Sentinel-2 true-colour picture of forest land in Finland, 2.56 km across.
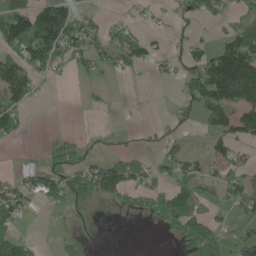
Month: May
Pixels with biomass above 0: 44%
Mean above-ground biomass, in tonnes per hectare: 45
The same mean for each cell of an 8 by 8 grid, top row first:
98 120 50 10 11 13 37 24
70 122 66 54 44 15 49 154
110 25 10 7 5 18 159 205
57 1 1 3 1 14 104 97
6 17 27 2 4 20 38 56
22 58 62 98 43 33 40 57
77 20 13 11 35 63 36 40
68 1 16 0 0 22 99 57
